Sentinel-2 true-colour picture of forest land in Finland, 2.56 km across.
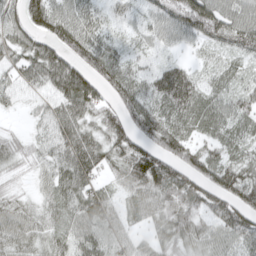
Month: April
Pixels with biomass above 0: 89%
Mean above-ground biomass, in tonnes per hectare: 62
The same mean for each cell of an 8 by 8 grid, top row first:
57 98 54 29 33 81 102 59
70 81 86 49 26 25 36 62
47 71 114 83 46 89 35 39
17 43 84 64 82 71 67 52
43 41 98 77 71 71 43 45
29 38 88 41 116 96 74 70
49 42 72 50 50 79 71 106
56 47 55 51 29 61 60 67
